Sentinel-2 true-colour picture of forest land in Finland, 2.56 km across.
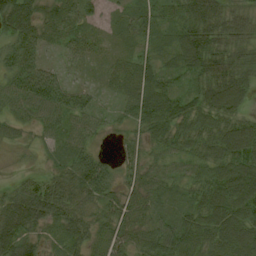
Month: August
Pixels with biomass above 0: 92%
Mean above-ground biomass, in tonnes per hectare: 46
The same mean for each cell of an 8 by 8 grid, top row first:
89 45 44 14 42 41 77 42
72 28 35 17 30 54 71 34
66 66 11 30 63 27 57 49
33 53 51 16 66 46 57 38
18 19 46 8 36 43 53 72
10 28 68 53 40 35 52 71
63 59 38 45 39 28 64 65
68 21 46 45 42 57 55 77
